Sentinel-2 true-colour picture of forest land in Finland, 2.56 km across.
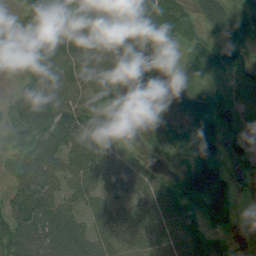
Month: August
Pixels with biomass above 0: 88%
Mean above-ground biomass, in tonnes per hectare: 54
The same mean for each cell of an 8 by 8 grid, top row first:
13 85 72 50 74 67 54 34
9 106 66 55 60 24 45 30
11 67 62 63 64 52 32 19
40 67 63 44 65 72 66 18
39 76 55 48 32 60 66 21
52 81 66 56 47 36 74 7
79 89 61 57 63 57 57 10
85 91 83 61 62 65 48 7
